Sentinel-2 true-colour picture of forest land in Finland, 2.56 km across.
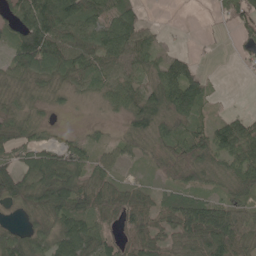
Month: May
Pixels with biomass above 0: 79%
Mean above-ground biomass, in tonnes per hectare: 60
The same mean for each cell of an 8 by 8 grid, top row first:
62 128 98 81 31 0 2 58
71 116 77 83 66 10 4 17
41 37 41 63 55 98 25 1
38 24 5 22 97 88 20 17
57 39 32 32 53 68 81 96
90 112 68 47 13 58 44 66
31 125 84 72 71 95 98 58
82 70 108 52 88 51 108 85
